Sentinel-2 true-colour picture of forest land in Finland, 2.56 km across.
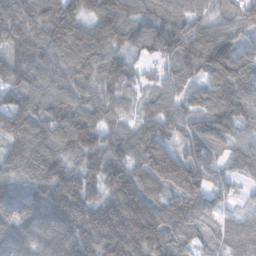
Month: November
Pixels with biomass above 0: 96%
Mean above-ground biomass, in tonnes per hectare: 111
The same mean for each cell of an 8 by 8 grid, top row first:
108 121 105 137 103 108 65 86
87 101 119 100 97 133 153 87
80 83 98 121 44 75 90 122
124 93 117 79 51 82 128 110
97 115 140 105 134 83 114 68
94 165 133 143 129 170 118 57
173 219 172 156 147 92 68 34
156 147 182 170 168 49 30 78
